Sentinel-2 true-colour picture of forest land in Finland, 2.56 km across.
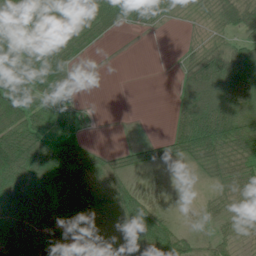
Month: July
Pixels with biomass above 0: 73%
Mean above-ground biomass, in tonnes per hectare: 44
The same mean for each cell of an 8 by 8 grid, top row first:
84 49 30 53 46 10 23 65
74 62 35 2 0 3 37 46
80 59 5 0 0 14 81 82
71 52 18 0 0 28 79 57
72 68 43 2 25 50 84 76
78 98 74 38 10 3 17 44
67 63 72 64 52 1 17 29
83 68 38 46 73 59 16 21
